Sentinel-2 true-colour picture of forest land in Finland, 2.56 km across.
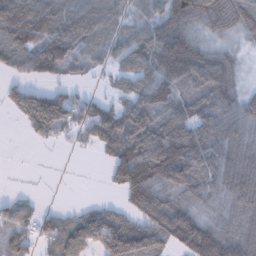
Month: February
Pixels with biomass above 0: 78%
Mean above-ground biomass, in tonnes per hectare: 92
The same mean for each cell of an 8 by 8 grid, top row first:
160 138 116 81 56 154 126 126
130 161 77 64 128 197 75 34
35 62 20 33 104 140 145 49
52 114 81 91 111 86 97 87
0 38 35 130 133 177 124 84
1 2 1 70 155 155 90 112
62 19 31 48 144 100 59 81
84 89 135 146 123 112 154 91
